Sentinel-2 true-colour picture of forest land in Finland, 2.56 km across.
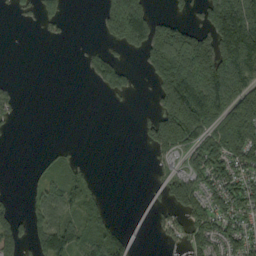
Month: September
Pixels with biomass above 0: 48%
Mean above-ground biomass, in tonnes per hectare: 73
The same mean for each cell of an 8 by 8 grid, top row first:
15 53 0 153 136 36 97 206
0 1 6 39 104 220 135 222
5 0 2 109 19 227 196 156
26 0 0 1 8 222 162 170
2 5 3 0 30 118 112 159
0 32 46 0 0 77 103 94
26 87 76 16 17 72 99 98
98 125 84 126 17 33 105 90
